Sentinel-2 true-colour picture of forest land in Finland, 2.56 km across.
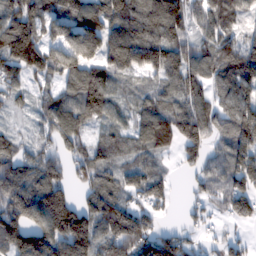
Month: February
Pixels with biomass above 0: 86%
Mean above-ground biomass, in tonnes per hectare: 107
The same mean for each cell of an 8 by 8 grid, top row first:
156 111 125 151 158 127 115 78
182 115 148 131 159 106 95 121
88 67 135 88 45 119 99 161
29 88 119 69 86 111 96 159
58 60 72 76 73 85 87 145
131 119 59 68 93 20 87 139
138 183 118 129 83 15 58 101
155 164 206 136 153 108 34 47
